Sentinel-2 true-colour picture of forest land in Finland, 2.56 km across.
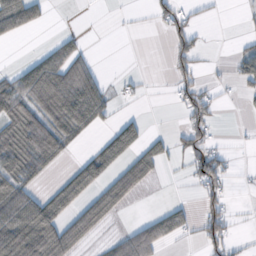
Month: October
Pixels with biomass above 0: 39%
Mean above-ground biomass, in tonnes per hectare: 36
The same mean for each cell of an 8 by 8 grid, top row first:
84 12 0 0 1 41 5 2
1 22 23 0 0 36 8 14
51 94 79 6 7 28 8 23
69 68 87 20 5 7 36 3
67 78 19 71 44 20 34 1
67 18 65 50 53 2 70 4
92 80 50 53 1 29 32 1
103 103 50 24 83 21 49 7
